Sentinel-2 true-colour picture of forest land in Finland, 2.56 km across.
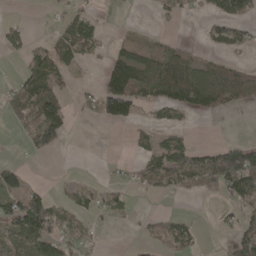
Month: April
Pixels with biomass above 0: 42%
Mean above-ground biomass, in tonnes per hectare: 40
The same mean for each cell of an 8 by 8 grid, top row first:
5 5 37 1 1 25 21 38
37 32 39 25 40 29 19 30
27 90 6 136 75 91 91 61
43 140 12 94 19 32 33 6
2 78 0 0 20 58 15 31
65 1 5 5 39 82 95 133
74 83 31 29 1 1 1 36
61 85 41 0 12 44 1 64
